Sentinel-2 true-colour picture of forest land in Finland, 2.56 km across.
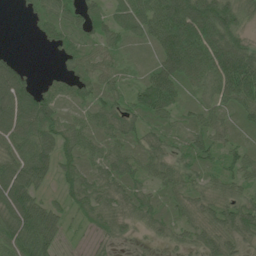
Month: June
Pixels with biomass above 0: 89%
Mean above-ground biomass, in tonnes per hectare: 60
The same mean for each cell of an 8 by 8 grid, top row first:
3 45 55 50 83 127 130 75
4 20 57 37 25 140 119 100
92 21 58 35 43 95 71 131
118 95 28 63 64 44 41 51
84 79 70 43 49 34 56 30
105 50 60 56 44 54 35 52
108 56 50 50 54 37 52 77
89 81 11 29 11 29 53 51
